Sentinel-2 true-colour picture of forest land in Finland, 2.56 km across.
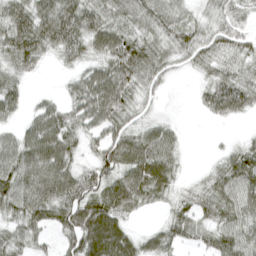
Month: April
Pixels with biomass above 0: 83%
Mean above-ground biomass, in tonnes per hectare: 57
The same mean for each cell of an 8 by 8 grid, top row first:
83 80 95 52 62 49 35 52
84 60 65 83 68 57 58 41
44 2 48 93 54 9 37 57
34 55 64 78 22 3 32 45
63 97 40 69 72 37 2 21
90 105 71 64 92 38 26 80
66 78 100 81 33 38 52 72
49 24 97 102 37 43 45 81
